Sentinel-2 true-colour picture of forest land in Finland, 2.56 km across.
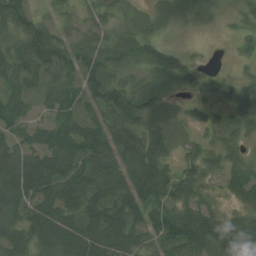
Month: July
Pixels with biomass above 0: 87%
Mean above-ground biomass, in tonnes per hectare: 58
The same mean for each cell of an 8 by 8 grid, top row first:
64 22 22 33 17 35 22 16
36 93 48 45 62 21 4 18
46 37 56 67 37 97 33 35
42 25 38 81 74 30 30 65
57 55 91 80 68 27 37 40
112 93 92 89 103 55 45 67
93 84 83 92 102 63 35 42
72 82 92 91 45 79 83 104
